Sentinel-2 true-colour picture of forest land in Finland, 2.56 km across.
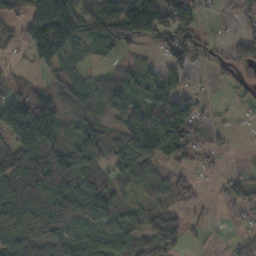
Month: October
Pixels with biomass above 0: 72%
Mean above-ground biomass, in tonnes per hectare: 82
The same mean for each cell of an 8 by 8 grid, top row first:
57 192 133 145 229 159 14 50
29 156 60 56 44 146 56 88
45 32 58 72 88 83 6 37
150 146 56 63 131 123 23 18
124 141 99 87 137 119 33 1
127 147 115 74 80 45 18 39
80 70 131 74 53 55 14 56
96 97 102 105 64 86 11 41
